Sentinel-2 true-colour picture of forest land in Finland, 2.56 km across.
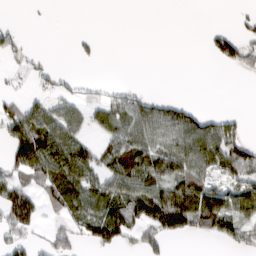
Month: March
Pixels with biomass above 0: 47%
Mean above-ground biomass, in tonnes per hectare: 44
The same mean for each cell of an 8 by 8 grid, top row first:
0 1 0 0 0 0 0 10
28 0 7 0 0 0 17 62
8 22 16 4 0 0 0 3
61 65 37 61 62 51 19 12
88 116 60 58 80 77 92 71
56 99 101 70 85 77 52 56
99 31 68 94 92 134 103 71
37 25 31 69 49 23 25 59
